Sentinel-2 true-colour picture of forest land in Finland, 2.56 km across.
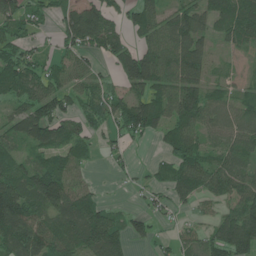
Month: June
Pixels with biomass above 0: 72%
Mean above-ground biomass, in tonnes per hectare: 62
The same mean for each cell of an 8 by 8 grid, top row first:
71 26 128 46 58 56 73 92
58 18 73 63 54 103 38 30
86 66 49 25 113 90 51 16
52 101 59 63 111 78 73 42
46 94 56 25 13 71 31 64
84 117 29 8 12 62 76 69
129 87 93 31 22 24 22 81
85 91 86 93 26 33 53 100
